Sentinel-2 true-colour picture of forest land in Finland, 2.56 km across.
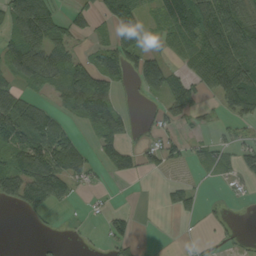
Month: September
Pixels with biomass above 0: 55%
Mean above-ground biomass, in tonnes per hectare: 56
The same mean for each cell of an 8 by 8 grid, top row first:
103 98 38 93 48 98 116 82
98 96 30 78 80 49 116 112
65 79 106 70 82 53 91 117
134 63 88 116 9 72 18 61
87 116 45 61 28 40 25 41
104 130 60 19 18 4 14 33
26 43 4 16 0 31 10 2
0 6 7 40 3 1 9 13
